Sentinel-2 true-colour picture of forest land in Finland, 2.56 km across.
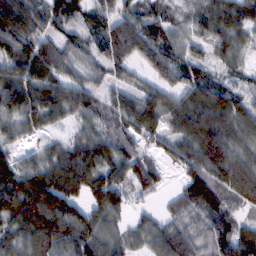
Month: February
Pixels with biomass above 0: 91%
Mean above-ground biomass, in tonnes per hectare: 69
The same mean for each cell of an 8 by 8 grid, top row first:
115 80 52 73 71 35 56 77
83 62 58 91 88 56 44 41
106 79 54 45 34 58 63 32
78 73 65 56 86 71 87 75
41 27 64 62 36 53 91 63
117 110 100 68 70 19 83 85
122 137 80 91 16 36 72 44
65 105 99 57 48 91 67 84
